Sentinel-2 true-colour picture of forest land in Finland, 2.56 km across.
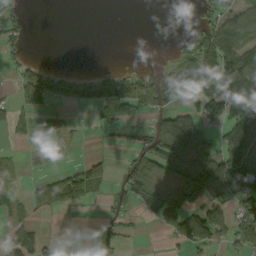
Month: September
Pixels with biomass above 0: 43%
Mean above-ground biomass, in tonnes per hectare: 53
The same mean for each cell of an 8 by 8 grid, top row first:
32 0 0 0 0 0 45 88
26 0 0 0 0 27 121 120
45 83 54 74 51 50 112 211
46 28 12 92 45 71 76 159
9 9 5 8 26 153 53 131
27 21 68 22 94 48 140 158
27 52 25 28 31 102 104 89
49 19 9 23 3 52 88 65
